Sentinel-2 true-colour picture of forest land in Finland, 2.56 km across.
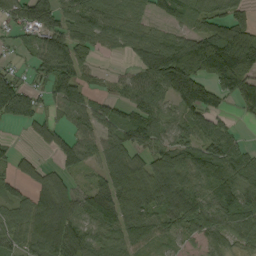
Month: September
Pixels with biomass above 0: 80%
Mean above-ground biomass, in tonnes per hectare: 78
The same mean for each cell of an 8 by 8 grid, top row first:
70 88 79 77 41 56 80 62
28 110 89 34 82 119 131 169
57 74 70 20 95 194 81 135
94 41 79 57 105 64 101 29
10 38 62 74 84 89 83 40
43 48 24 93 88 122 115 106
56 113 70 96 82 123 89 120
60 109 89 59 65 34 64 54
